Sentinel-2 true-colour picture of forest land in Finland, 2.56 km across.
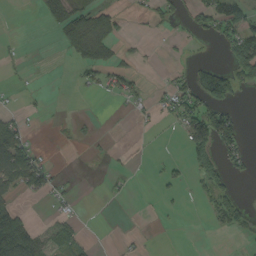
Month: September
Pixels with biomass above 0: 28%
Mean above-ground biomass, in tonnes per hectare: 27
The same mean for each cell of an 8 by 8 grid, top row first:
0 19 55 40 15 24 59 66
3 0 53 39 4 4 2 57
6 1 10 29 7 20 124 57
15 3 1 1 8 45 87 13
78 3 6 2 2 3 80 47
77 41 1 8 0 17 57 11
52 8 7 0 0 3 16 48
192 37 25 1 4 0 0 9
